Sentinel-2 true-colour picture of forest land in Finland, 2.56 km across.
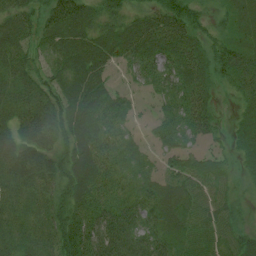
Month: July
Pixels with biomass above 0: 90%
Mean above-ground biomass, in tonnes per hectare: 49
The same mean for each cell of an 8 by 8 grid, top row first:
59 57 67 36 45 67 24 34
62 47 65 58 73 76 54 51
49 50 75 26 38 55 56 58
49 65 72 52 7 38 38 29
54 46 70 52 18 33 19 37
55 56 88 49 30 45 47 16
40 48 65 58 40 59 42 18
43 43 84 80 49 39 37 37
